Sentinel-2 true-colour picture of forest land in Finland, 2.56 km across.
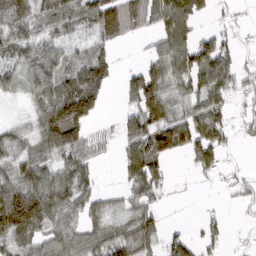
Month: March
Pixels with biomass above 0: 70%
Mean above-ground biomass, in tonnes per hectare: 64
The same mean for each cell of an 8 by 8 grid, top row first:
68 46 63 115 92 117 33 15
57 56 20 36 11 98 80 35
45 86 110 47 107 76 89 53
3 118 175 5 110 51 98 24
46 76 97 22 98 109 119 18
70 83 91 2 131 5 26 25
183 125 74 26 65 2 6 17
89 58 63 66 73 48 42 8
